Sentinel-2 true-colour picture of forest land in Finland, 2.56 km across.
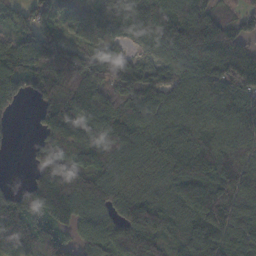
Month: November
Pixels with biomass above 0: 90%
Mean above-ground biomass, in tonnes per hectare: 114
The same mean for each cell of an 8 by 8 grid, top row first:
55 112 92 170 181 155 111 45
114 144 60 40 72 144 171 116
114 117 106 110 103 89 133 163
18 96 159 146 144 116 114 140
6 96 148 151 125 130 124 113
1 150 119 104 70 114 133 106
128 164 134 93 131 105 161 110
163 109 77 123 126 79 139 88
